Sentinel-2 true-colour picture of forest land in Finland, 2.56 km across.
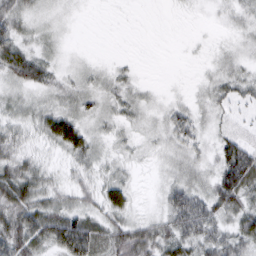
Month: March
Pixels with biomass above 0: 79%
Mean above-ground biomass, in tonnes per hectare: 27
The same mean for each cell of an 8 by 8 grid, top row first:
35 12 4 1 0 2 5 17
45 16 3 0 0 0 7 12
34 30 18 21 6 2 13 25
27 35 29 21 19 22 17 13
36 26 50 17 13 26 17 10
58 27 22 22 5 23 22 27
69 50 34 44 8 51 46 47
72 56 102 52 57 50 42 41
